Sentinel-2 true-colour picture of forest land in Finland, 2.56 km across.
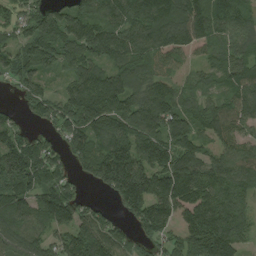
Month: August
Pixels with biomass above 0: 88%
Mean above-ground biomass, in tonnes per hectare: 120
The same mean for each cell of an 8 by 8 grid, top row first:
90 115 106 99 138 144 135 87
90 116 124 133 113 105 70 83
79 53 111 152 107 66 57 101
42 92 176 175 157 131 100 116
145 84 130 164 157 157 84 101
168 116 62 217 212 193 134 123
123 134 104 49 164 148 155 100
127 96 167 108 71 100 200 97
